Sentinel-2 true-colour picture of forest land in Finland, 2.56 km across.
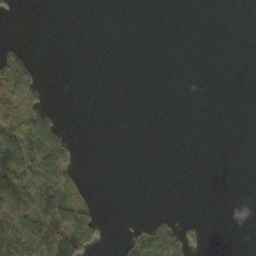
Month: October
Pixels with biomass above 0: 21%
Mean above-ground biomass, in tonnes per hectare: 18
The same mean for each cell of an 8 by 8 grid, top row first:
2 0 0 0 0 0 0 0
18 0 0 0 0 0 0 0
85 3 0 0 0 0 0 0
48 36 0 0 0 0 0 0
132 70 4 0 0 0 0 0
113 81 10 0 0 0 0 0
88 43 65 0 0 1 0 0
85 79 94 4 62 51 5 0
